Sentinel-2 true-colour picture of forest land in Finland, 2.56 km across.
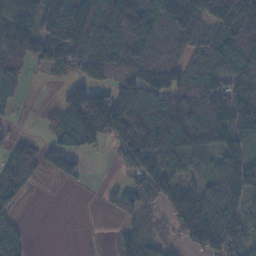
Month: November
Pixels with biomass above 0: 75%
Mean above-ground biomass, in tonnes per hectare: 88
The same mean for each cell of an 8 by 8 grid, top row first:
172 146 185 111 162 106 111 154
144 81 128 143 71 54 81 115
90 18 72 81 120 80 69 94
30 19 162 197 152 143 137 133
48 60 99 62 125 129 89 65
91 33 51 9 106 73 64 106
46 0 2 45 90 84 134 93
81 0 1 16 63 38 82 79
